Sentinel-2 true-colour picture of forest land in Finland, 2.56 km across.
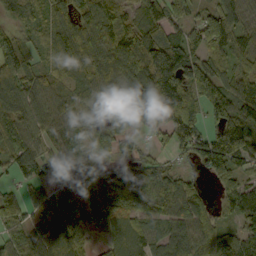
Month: September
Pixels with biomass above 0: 88%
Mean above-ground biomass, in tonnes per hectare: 94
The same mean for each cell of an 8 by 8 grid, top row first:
53 73 103 123 115 96 61 88
94 69 116 144 145 155 107 71
84 71 65 126 170 165 120 93
121 90 89 123 119 145 78 107
85 51 62 84 45 86 124 149
51 52 74 91 107 72 53 79
86 91 56 68 66 94 44 115
76 145 68 60 75 95 94 107
